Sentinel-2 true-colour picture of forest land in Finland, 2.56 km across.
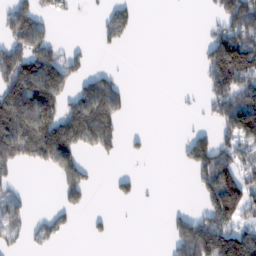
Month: February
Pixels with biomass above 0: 40%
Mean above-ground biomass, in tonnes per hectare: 67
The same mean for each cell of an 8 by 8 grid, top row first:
118 32 5 58 0 0 17 181
100 84 16 18 0 0 85 178
148 150 52 53 0 0 84 154
169 109 143 99 0 4 41 204
162 178 96 59 12 14 119 102
25 15 78 15 5 0 130 105
65 14 32 4 3 11 104 125
33 39 1 9 0 91 186 136
